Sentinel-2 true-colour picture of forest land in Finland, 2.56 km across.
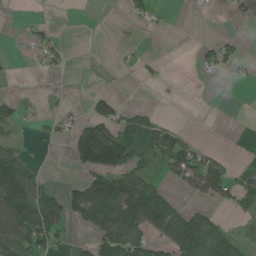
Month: June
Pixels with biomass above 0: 36%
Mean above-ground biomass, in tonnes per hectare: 39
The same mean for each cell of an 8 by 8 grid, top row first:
2 3 0 0 22 0 1 7
3 23 0 1 3 0 26 17
3 3 0 0 8 1 5 13
34 9 6 68 22 0 0 0
25 11 142 195 70 72 8 0
127 15 29 114 69 36 94 22
118 87 97 114 135 56 24 38
76 62 10 102 64 96 84 33
